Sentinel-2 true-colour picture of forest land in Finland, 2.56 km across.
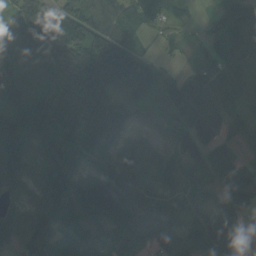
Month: September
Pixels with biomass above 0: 92%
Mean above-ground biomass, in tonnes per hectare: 115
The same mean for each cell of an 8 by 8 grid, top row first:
117 214 122 95 92 53 27 121
134 147 134 177 53 16 72 112
138 117 202 186 174 94 132 96
146 194 221 160 78 121 145 62
144 159 147 126 86 87 121 87
94 172 126 129 85 91 102 121
61 119 123 108 88 84 99 95
71 96 139 81 61 99 140 55
